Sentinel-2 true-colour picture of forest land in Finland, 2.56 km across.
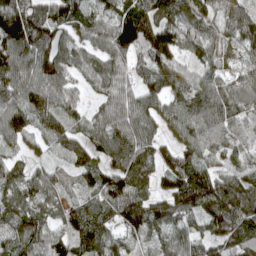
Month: April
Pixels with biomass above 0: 91%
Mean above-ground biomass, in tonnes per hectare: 91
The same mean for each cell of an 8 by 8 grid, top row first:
143 103 85 98 145 100 67 75
134 127 76 118 106 82 68 66
102 116 50 92 71 85 64 57
120 123 48 87 95 87 102 65
55 56 85 117 104 69 91 58
70 63 59 94 89 98 100 83
84 60 75 87 126 110 124 140
100 106 96 87 74 84 96 100
